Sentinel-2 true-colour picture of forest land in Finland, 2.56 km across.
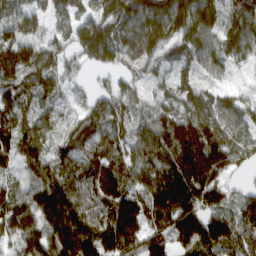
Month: March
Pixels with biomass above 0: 93%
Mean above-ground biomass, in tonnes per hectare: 115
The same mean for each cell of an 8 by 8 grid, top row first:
72 74 86 145 174 201 143 174
156 96 123 161 142 95 106 144
93 85 42 43 54 97 55 12
89 55 60 102 54 130 107 91
117 59 99 106 110 180 154 84
43 104 103 157 122 175 141 34
118 186 128 144 144 181 144 102
112 151 195 164 150 123 163 118
